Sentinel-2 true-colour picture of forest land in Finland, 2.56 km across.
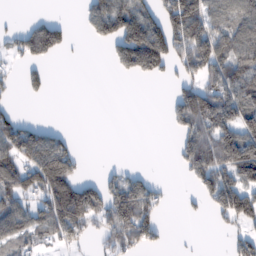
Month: February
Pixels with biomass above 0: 50%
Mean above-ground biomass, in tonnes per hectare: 76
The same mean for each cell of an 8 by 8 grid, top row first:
3 18 22 172 107 144 101 95
57 119 3 59 222 113 160 122
28 28 0 4 37 41 94 147
29 0 0 0 0 77 158 143
134 110 11 0 0 41 138 171
117 166 48 37 39 8 125 117
102 119 180 161 135 5 47 143
73 39 62 87 89 3 0 65
